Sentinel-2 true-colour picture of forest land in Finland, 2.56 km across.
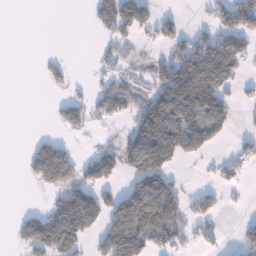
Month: January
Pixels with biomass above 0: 43%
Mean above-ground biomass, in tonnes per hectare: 60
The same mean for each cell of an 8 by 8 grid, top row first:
0 0 0 128 80 22 32 144
0 0 0 42 18 53 108 76
0 25 5 56 29 153 155 46
0 6 70 74 92 135 108 15
0 59 6 32 139 90 58 29
1 142 85 53 141 40 13 23
3 45 177 83 194 110 58 9
35 138 76 98 132 70 29 30
